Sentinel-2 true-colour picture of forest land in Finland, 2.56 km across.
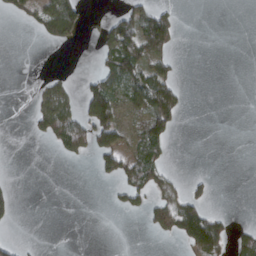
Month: March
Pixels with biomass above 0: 27%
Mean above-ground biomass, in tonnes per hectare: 26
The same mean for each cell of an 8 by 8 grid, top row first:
24 49 56 25 63 24 0 0
0 13 8 76 86 27 0 0
0 19 12 60 74 30 0 0
0 67 50 78 57 48 0 0
0 18 72 66 65 6 0 0
1 0 0 43 73 9 10 0
25 0 0 10 37 65 35 0
13 0 0 0 0 27 108 31
